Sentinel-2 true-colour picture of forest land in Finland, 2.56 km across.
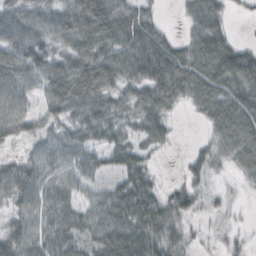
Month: October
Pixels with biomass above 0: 84%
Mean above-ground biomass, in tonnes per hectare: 52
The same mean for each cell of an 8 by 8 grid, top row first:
55 60 101 96 46 6 67 5
73 56 65 72 88 46 72 32
70 76 91 57 72 90 70 67
63 54 58 52 63 19 50 62
30 39 49 44 39 9 27 63
56 52 51 42 52 6 32 20
34 57 45 77 89 53 17 4
53 58 67 84 83 36 7 15
